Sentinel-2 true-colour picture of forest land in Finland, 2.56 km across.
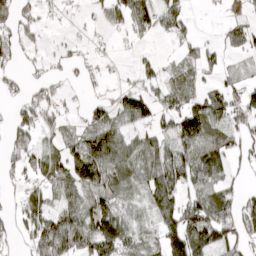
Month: April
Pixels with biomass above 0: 61%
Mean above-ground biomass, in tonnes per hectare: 50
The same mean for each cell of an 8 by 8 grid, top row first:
63 17 10 43 79 68 4 17
49 10 13 11 10 16 22 39
20 33 14 6 29 39 24 32
36 47 20 54 59 70 109 54
51 38 65 91 49 65 71 54
25 60 106 81 53 81 75 14
26 66 85 74 22 76 107 76
19 106 72 102 25 100 108 64
